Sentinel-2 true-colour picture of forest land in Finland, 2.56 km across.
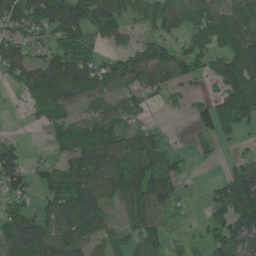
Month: June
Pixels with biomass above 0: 71%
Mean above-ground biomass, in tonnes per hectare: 79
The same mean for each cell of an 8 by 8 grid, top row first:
94 141 143 110 53 66 68 82
91 60 110 30 70 53 73 84
51 103 105 95 81 69 44 112
3 73 45 63 37 7 77 132
35 27 84 113 97 10 31 25
97 72 144 122 168 67 4 96
75 84 169 60 118 39 46 159
127 101 96 82 80 28 55 87
